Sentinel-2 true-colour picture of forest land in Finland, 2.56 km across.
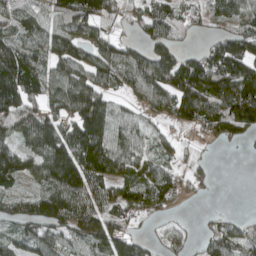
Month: April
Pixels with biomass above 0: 77%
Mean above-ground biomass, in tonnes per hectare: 89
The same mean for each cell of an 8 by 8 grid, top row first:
85 79 129 59 70 69 53 87
103 95 98 75 64 67 51 108
162 82 114 79 126 136 167 176
113 74 154 84 51 116 171 182
70 126 141 116 55 34 35 27
79 111 157 130 118 55 27 0
90 162 112 89 83 17 7 3
67 92 63 126 41 33 56 80
